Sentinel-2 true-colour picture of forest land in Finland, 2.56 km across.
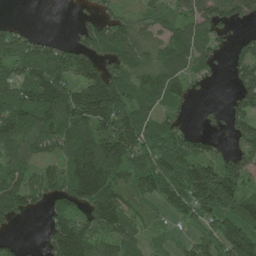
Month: July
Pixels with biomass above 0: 77%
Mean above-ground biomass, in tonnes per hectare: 100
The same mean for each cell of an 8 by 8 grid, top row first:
3 0 23 58 49 64 120 84
130 81 99 116 68 104 83 65
80 148 131 168 90 108 30 117
133 150 207 228 94 49 21 109
101 88 135 182 136 90 57 72
68 65 190 136 159 141 139 126
81 45 78 148 45 94 147 148
23 63 158 84 43 25 90 212
